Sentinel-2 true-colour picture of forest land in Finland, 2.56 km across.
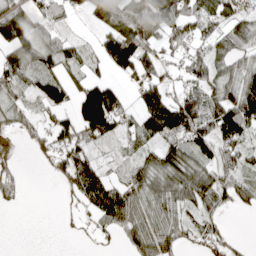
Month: April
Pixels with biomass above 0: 70%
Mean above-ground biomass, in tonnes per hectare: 65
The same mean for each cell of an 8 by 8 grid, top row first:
86 47 18 114 121 123 68 49
92 61 32 101 88 51 58 69
55 59 45 46 74 27 86 87
43 36 126 167 112 155 98 144
7 47 91 28 56 62 70 89
46 13 95 30 65 96 77 76
12 0 24 149 64 73 48 35
0 0 7 20 103 68 54 19
